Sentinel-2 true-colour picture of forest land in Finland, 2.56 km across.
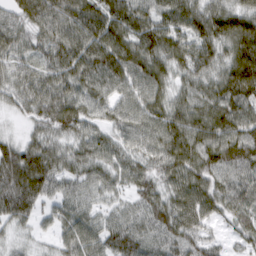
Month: March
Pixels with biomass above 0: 93%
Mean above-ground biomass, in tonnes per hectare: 74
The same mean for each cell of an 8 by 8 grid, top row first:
44 92 92 98 83 86 94 85
64 68 93 116 97 81 86 104
61 77 82 92 93 58 72 127
29 91 84 61 87 84 101 99
54 47 62 63 70 110 106 121
89 43 61 62 69 91 81 77
23 37 52 37 63 87 74 65
24 21 80 81 70 74 47 39
